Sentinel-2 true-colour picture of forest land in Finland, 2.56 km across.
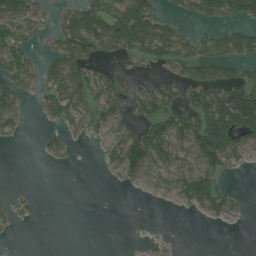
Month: July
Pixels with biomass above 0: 48%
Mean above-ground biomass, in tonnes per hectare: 57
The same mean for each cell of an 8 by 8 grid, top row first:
90 39 120 134 135 31 57 81
91 32 130 84 113 107 63 87
91 77 113 67 15 55 90 87
52 57 72 80 72 78 135 215
8 30 8 65 137 82 154 81
0 0 0 17 59 59 97 7
14 0 0 0 0 16 69 19
2 0 0 0 2 1 0 0
